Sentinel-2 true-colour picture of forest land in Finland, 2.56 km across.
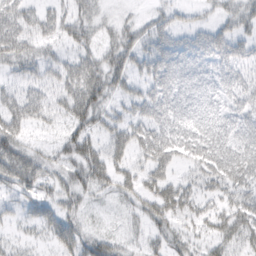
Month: March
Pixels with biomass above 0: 70%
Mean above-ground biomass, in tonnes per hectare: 39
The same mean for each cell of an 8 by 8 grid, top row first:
56 36 41 13 13 26 17 47
58 24 41 39 42 46 55 37
23 31 71 50 36 56 43 38
45 34 73 26 40 53 37 40
50 15 58 40 47 54 57 43
64 34 42 47 35 26 41 44
17 39 30 9 35 48 22 48
14 24 58 32 28 30 25 43
